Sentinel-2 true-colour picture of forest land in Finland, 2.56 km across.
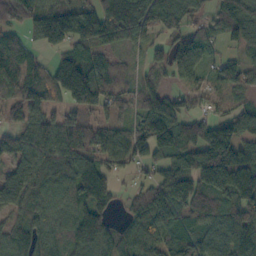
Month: October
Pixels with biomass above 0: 86%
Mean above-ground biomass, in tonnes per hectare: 102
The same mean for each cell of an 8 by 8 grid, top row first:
109 149 148 145 150 103 55 113
88 81 93 74 57 109 63 60
118 105 221 103 51 54 41 80
75 72 84 65 102 107 57 70
83 108 114 97 119 149 176 126
109 85 127 65 40 135 160 176
81 78 113 62 109 125 137 155
96 71 123 105 116 90 89 119
